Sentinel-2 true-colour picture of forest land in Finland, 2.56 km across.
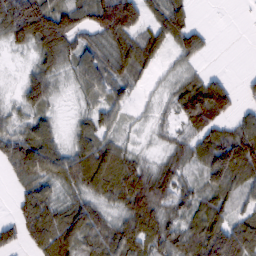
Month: February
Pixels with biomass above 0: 80%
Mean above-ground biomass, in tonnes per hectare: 67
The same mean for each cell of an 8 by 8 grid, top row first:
139 143 89 168 73 91 0 1
32 107 71 89 82 56 24 0
10 72 60 77 28 22 52 12
32 42 24 61 10 53 122 39
84 85 57 60 8 42 82 104
44 87 95 111 69 67 72 84
39 91 70 43 94 64 81 47
41 109 91 85 86 71 118 132
